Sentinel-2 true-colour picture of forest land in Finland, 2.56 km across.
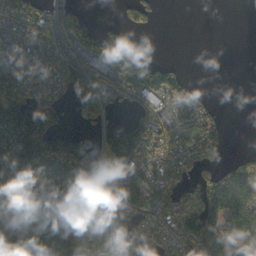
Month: October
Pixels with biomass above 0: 63%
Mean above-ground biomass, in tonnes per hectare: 91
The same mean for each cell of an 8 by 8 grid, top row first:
52 52 29 2 40 0 0 0
55 83 59 78 23 0 0 0
73 56 83 50 109 75 0 0
184 118 33 24 67 61 43 0
308 200 96 164 119 54 58 0
275 297 141 81 76 55 38 96
302 299 89 46 103 98 142 142
224 290 101 80 79 82 159 108
